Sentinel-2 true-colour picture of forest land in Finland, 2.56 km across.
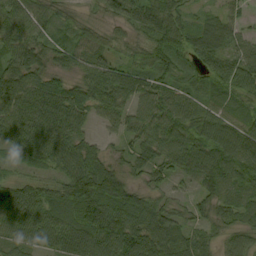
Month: September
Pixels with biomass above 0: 95%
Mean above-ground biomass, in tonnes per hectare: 67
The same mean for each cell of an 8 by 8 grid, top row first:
76 55 23 51 72 59 31 27
71 50 53 39 52 74 82 43
91 64 39 75 68 54 61 82
83 90 64 60 58 82 64 53
57 78 67 19 60 83 92 95
33 38 112 74 39 41 94 82
97 85 116 103 66 42 43 71
52 68 97 110 93 97 49 64
